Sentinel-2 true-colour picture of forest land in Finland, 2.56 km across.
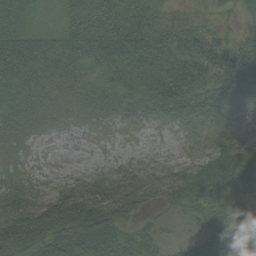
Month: September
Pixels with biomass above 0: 88%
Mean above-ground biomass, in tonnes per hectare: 41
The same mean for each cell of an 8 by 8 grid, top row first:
54 10 44 36 39 21 14 16
78 48 56 62 64 55 63 56
71 41 38 36 53 74 58 70
43 29 22 24 27 40 40 30
29 3 2 3 2 4 25 35
28 6 15 22 31 37 47 55
82 77 71 68 31 18 46 32
66 82 89 59 39 8 36 44
